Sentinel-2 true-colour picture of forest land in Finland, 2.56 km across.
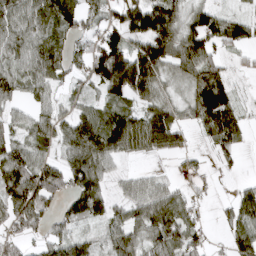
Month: April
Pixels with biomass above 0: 76%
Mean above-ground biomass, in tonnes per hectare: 67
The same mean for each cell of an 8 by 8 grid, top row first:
74 80 89 51 117 83 79 36
70 80 34 132 91 108 86 44
68 71 30 119 117 57 109 8
33 53 48 68 76 62 125 43
52 48 110 97 80 56 32 39
111 102 107 37 28 17 20 11
89 57 79 46 82 75 14 72
37 51 51 66 77 86 30 63
